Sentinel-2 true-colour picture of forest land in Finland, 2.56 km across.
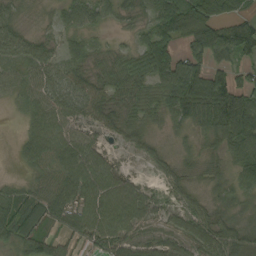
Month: September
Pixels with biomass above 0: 89%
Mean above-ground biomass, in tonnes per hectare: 51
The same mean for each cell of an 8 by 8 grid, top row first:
24 10 49 30 29 121 92 50
63 35 31 18 61 65 87 91
39 49 42 46 49 113 99 48
11 58 46 44 38 64 99 124
14 70 60 17 28 10 39 88
7 47 77 56 11 27 24 55
55 71 66 74 53 28 34 25
56 54 34 64 40 41 67 45
